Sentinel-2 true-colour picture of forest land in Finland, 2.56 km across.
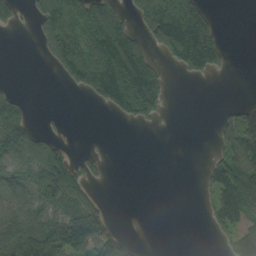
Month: September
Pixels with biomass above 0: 44%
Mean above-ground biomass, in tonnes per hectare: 76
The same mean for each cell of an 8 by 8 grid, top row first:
56 119 141 118 126 210 90 0
0 67 150 234 103 194 223 0
3 0 101 211 221 6 19 0
134 3 0 40 122 0 0 53
145 89 2 0 0 0 4 106
104 154 85 6 0 0 43 149
90 100 163 18 0 0 36 122
138 197 171 100 2 0 3 112
